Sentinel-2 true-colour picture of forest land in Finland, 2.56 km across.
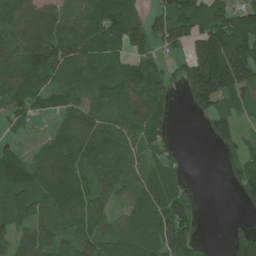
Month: June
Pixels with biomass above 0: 77%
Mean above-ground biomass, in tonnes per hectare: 87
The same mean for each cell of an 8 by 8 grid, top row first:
89 71 80 94 69 169 114 112
81 130 84 67 60 68 193 202
94 68 58 76 96 46 276 196
62 85 82 76 116 19 91 52
29 57 116 118 67 17 17 56
105 102 80 101 67 39 0 102
86 84 108 59 106 133 0 23
75 105 96 83 100 128 8 102
